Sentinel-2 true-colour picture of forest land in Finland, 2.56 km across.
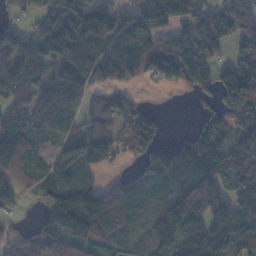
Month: November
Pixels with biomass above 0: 79%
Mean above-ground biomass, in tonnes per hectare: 81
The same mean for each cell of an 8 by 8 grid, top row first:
28 52 132 117 122 110 78 95
109 134 108 107 102 97 89 54
101 72 86 48 38 69 57 109
84 104 74 66 65 1 42 139
113 43 97 84 75 56 94 52
75 70 64 24 55 124 83 110
34 77 177 123 49 77 80 88
44 62 92 65 58 82 80 63
